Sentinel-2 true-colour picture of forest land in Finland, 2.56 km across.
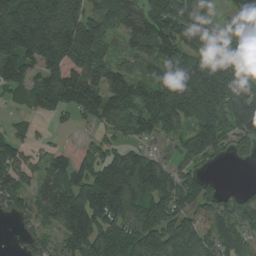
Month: August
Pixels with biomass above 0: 83%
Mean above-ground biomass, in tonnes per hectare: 132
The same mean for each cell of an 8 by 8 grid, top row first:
296 251 165 105 134 163 101 80
217 249 256 61 85 126 166 105
125 183 204 142 98 201 270 180
33 87 95 137 115 173 242 181
83 39 53 69 63 52 143 87
99 91 127 225 180 86 44 0
74 103 200 184 130 123 118 96
18 70 162 132 180 164 108 96
